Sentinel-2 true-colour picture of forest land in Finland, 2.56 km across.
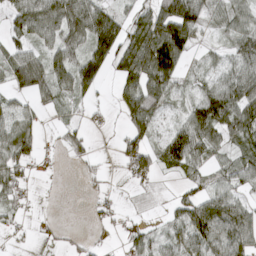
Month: March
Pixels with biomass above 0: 69%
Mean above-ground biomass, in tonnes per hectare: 53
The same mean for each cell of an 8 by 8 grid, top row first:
61 93 113 66 67 153 52 51
40 49 63 101 130 134 17 60
65 75 88 31 110 59 32 84
41 21 18 17 105 20 101 99
77 7 33 8 56 73 71 49
64 13 9 5 55 25 40 56
31 3 0 18 6 37 83 58
10 10 12 11 45 42 76 76
